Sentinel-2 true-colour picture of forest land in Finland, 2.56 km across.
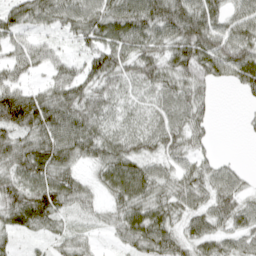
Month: April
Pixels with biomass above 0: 86%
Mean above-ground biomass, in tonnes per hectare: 57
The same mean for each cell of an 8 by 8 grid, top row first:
56 63 71 77 101 107 78 51
50 40 32 70 67 74 85 82
56 38 64 59 54 60 49 54
135 97 75 42 36 61 29 5
70 82 75 58 47 50 28 2
63 73 35 60 60 51 49 29
75 79 35 37 65 56 55 56
22 27 31 19 72 58 59 50
